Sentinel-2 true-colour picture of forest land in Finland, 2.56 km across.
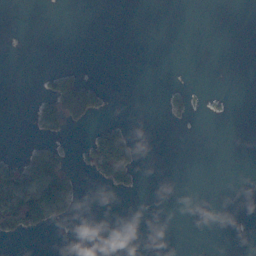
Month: November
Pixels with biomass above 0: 12%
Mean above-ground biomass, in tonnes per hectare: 11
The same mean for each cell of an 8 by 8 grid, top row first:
0 0 0 0 0 0 0 0
0 0 0 0 0 0 0 0
0 18 27 0 0 0 0 0
0 54 50 2 0 10 3 0
0 19 6 95 1 0 0 0
41 102 8 51 2 0 0 0
88 92 6 0 0 0 0 0
10 1 0 0 0 0 0 0
